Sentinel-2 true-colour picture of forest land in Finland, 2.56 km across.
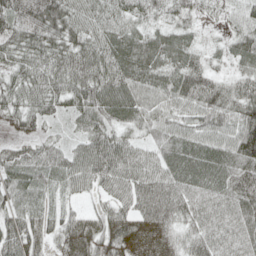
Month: May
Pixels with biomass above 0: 95%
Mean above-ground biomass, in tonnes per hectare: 58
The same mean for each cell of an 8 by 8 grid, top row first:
71 98 50 48 46 41 16 26
52 69 59 69 74 66 22 51
40 62 68 80 62 64 56 46
45 42 54 68 59 50 71 71
32 43 44 85 44 68 61 99
66 62 70 76 69 72 70 86
50 40 25 51 69 73 65 78
81 36 54 55 40 35 67 64
